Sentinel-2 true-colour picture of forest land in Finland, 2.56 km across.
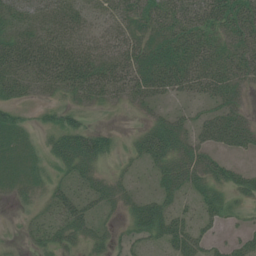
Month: July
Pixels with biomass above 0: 74%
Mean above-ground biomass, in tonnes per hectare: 31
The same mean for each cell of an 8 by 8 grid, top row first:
37 36 30 26 36 44 45 46
43 47 38 35 40 46 39 36
43 35 51 45 49 53 47 30
21 15 24 5 14 16 26 31
33 20 48 19 38 43 34 34
31 21 27 18 9 43 38 25
10 21 34 17 35 25 27 11
5 26 26 17 25 47 27 24
